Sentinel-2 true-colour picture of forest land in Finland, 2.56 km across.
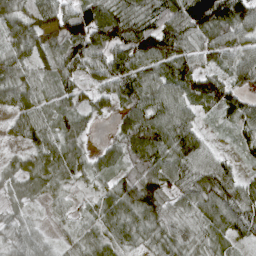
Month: April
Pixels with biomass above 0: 93%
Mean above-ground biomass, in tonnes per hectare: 71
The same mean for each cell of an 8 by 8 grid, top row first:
69 66 107 92 86 90 148 96
79 78 98 97 112 103 80 82
78 60 51 83 97 96 77 61
58 63 59 35 93 82 34 85
21 68 55 39 99 113 44 38
57 70 48 51 67 84 95 51
40 20 29 71 103 52 92 100
57 37 49 59 54 76 62 40
